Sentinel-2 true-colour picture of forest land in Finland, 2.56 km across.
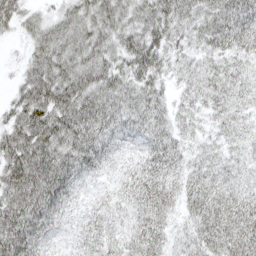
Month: April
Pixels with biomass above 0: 94%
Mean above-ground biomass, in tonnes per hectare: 42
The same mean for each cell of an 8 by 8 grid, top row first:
44 26 45 50 51 50 47 52
5 48 50 42 63 32 35 34
18 65 59 52 48 23 35 30
44 74 66 53 46 28 25 26
61 63 58 36 29 31 20 20
70 78 41 18 42 33 37 23
73 62 20 23 39 26 49 48
76 31 27 27 46 26 46 54
